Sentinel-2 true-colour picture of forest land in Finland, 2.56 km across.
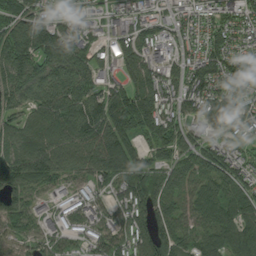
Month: August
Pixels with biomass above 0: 87%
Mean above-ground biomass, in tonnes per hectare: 103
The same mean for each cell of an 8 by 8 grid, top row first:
98 82 57 50 67 57 70 113
157 148 108 86 96 87 119 89
118 107 103 62 121 96 135 114
73 127 157 172 178 93 145 101
113 128 129 149 76 131 67 77
159 128 76 108 120 77 95 94
111 40 87 79 135 91 99 113
64 78 66 100 118 104 81 103
